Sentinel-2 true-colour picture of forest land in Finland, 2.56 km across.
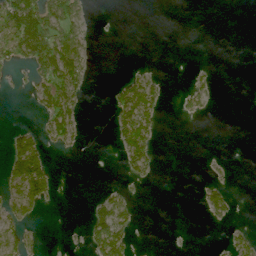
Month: June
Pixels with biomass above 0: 26%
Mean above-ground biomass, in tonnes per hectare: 28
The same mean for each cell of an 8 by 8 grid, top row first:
122 104 50 1 0 0 0 0
79 135 48 0 0 0 0 0
5 78 67 7 43 0 12 0
0 61 35 33 79 8 13 0
57 31 12 10 71 0 0 0
84 78 0 0 31 0 6 0
65 17 0 85 2 0 37 5
48 2 6 126 0 0 1 28
